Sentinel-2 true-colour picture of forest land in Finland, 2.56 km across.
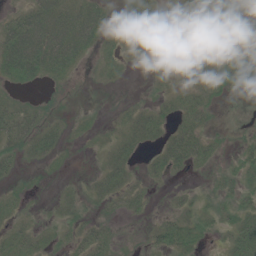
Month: June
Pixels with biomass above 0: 54%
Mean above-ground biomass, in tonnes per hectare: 19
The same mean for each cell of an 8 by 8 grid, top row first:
26 61 51 9 8 8 14 7
85 85 47 14 9 43 25 18
38 19 2 8 2 15 32 21
31 9 3 2 19 20 15 0
23 30 4 16 19 43 17 7
11 5 2 29 11 8 5 21
9 3 11 9 11 14 10 23
23 11 22 14 8 35 8 34
